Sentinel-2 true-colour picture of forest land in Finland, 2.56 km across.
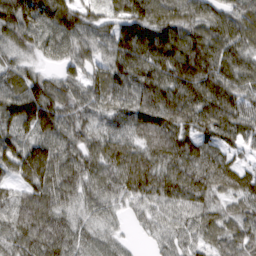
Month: March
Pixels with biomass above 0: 95%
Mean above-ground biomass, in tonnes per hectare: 84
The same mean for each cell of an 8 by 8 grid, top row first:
116 104 80 70 116 88 86 69
61 56 68 84 113 126 107 80
70 56 60 97 98 128 124 90
130 127 66 69 100 116 111 92
99 101 71 79 71 95 68 54
78 112 89 87 114 95 87 81
83 92 57 46 52 65 60 53
91 110 69 45 15 57 54 66
